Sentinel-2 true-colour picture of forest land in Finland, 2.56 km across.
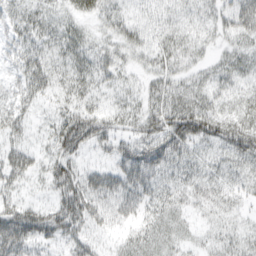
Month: March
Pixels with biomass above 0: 81%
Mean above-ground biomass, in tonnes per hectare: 30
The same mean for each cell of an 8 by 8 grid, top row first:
30 25 21 24 21 22 20 43
27 25 31 23 28 30 14 28
24 32 32 23 14 26 23 28
34 12 43 26 30 44 40 28
26 20 46 29 47 48 31 46
33 28 38 38 48 27 27 28
36 29 57 35 30 30 22 17
56 28 31 12 29 19 14 22
